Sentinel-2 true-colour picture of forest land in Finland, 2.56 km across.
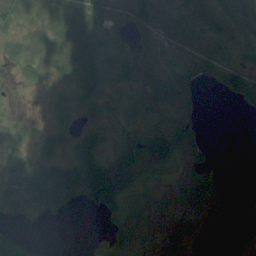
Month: August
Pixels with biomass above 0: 72%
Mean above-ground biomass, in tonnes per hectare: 39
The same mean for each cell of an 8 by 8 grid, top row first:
45 42 55 70 77 52 74 49
17 37 57 31 45 43 49 42
8 15 42 32 41 83 31 64
2 11 16 15 33 71 3 7
19 24 29 23 63 86 23 0
31 55 56 92 30 34 56 0
22 33 12 32 33 53 78 19
31 1 0 28 38 68 90 96
